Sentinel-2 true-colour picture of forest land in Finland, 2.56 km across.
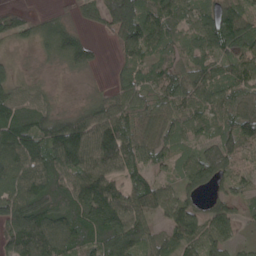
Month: April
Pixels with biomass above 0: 87%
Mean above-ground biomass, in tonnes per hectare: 83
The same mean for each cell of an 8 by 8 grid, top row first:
63 35 31 130 120 82 84 94
26 64 108 26 88 65 86 89
56 12 7 28 71 91 89 80
124 71 53 88 78 76 82 76
164 123 147 141 95 56 62 95
118 126 102 88 68 48 80 54
160 132 89 67 96 90 46 43
123 159 109 117 90 81 76 24
